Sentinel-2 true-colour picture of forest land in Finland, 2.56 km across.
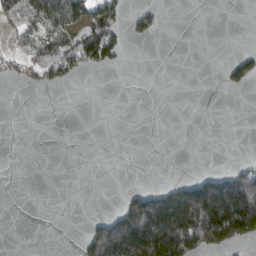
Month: March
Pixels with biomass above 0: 25%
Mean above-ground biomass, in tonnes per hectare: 51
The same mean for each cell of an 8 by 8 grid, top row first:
74 117 96 96 40 0 0 0
20 73 136 90 0 0 0 6
11 44 11 0 0 0 0 49
0 0 0 0 0 0 0 0
0 0 0 0 0 0 0 0
0 0 0 0 0 13 57 109
0 0 0 11 208 280 288 289
0 0 25 281 281 302 165 83
